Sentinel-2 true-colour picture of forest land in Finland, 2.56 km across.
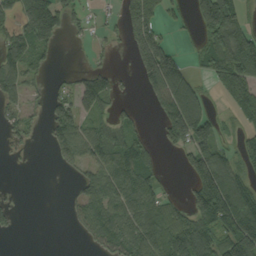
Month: September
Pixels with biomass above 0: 56%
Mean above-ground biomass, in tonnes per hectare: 81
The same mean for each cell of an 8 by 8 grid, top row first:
85 170 40 17 187 25 165 83
93 60 5 16 146 40 106 199
83 19 62 56 65 152 49 185
54 49 79 47 13 198 74 105
24 28 81 90 52 87 108 57
0 0 44 93 106 5 219 95
21 0 59 86 107 51 203 210
2 0 12 85 88 112 120 201
